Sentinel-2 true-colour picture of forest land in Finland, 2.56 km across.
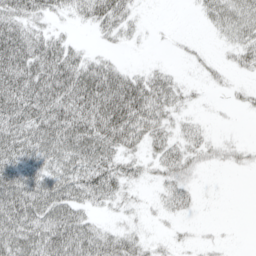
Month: April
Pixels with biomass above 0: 67%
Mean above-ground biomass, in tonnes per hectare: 40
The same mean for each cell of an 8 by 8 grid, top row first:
55 32 28 57 7 0 26 50
76 57 18 10 3 5 5 36
79 86 84 66 41 18 12 9
72 80 79 96 69 24 3 8
74 72 76 60 34 32 25 15
68 60 70 59 16 34 3 2
78 73 50 18 8 25 1 0
67 81 81 44 19 9 8 0
